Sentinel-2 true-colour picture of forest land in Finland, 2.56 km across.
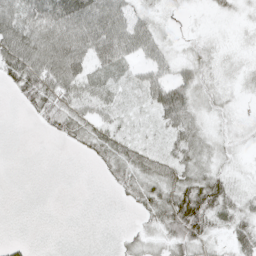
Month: May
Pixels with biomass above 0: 68%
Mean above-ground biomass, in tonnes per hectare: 30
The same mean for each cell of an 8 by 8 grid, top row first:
62 64 76 61 21 6 6 10
82 71 56 67 37 12 20 9
48 75 57 42 36 36 23 16
5 44 41 33 22 59 19 8
0 3 21 44 30 38 24 12
0 0 0 20 46 49 48 10
0 0 0 1 30 74 74 32
7 0 0 2 26 50 35 38
